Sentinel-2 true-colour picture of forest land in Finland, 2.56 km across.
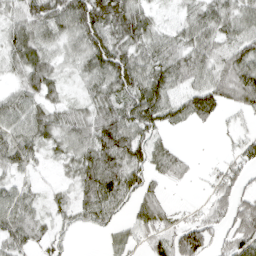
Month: April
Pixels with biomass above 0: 81%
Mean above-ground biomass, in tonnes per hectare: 58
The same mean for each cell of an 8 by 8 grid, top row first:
52 90 112 104 53 35 64 60
71 46 57 93 62 64 64 81
31 63 32 88 85 67 64 94
67 54 43 74 89 56 68 33
68 45 68 109 74 15 0 41
36 13 63 100 69 33 18 49
61 32 64 68 57 19 37 74
61 47 5 26 39 83 54 75
